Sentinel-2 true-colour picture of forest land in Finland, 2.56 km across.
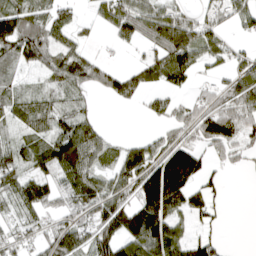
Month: April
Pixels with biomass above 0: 68%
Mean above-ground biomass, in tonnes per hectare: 63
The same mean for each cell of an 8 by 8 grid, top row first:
95 69 24 71 84 70 44 59
84 80 40 6 36 134 60 18
28 37 75 58 56 60 17 73
56 56 43 3 20 44 89 92
53 74 115 30 31 72 71 61
87 64 89 50 105 149 48 10
58 62 68 92 121 71 65 0
61 79 94 104 132 67 46 0
